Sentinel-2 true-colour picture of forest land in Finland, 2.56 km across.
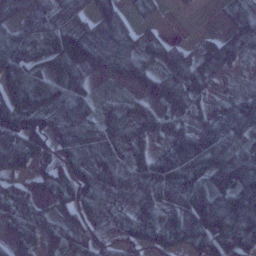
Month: January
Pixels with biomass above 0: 86%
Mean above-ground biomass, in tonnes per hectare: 75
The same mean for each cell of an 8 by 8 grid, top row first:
72 77 65 87 11 5 1 64
81 79 133 112 69 57 47 50
91 75 68 36 78 82 48 9
146 115 132 46 57 43 35 101
131 84 85 81 48 74 93 62
65 91 107 74 72 106 110 141
65 42 98 55 57 63 135 140
46 46 68 59 66 67 100 101
